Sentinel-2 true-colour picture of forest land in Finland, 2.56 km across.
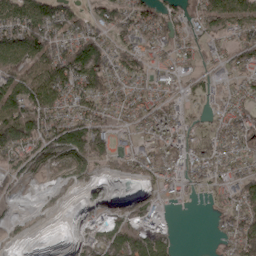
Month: April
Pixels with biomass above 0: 73%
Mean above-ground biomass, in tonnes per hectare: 72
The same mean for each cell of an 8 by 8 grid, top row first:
121 125 53 84 74 53 86 109
117 94 131 74 64 58 45 79
98 134 131 75 55 43 44 58
131 105 78 58 74 65 30 67
129 109 128 78 72 90 77 78
47 29 48 26 57 82 69 66
15 7 21 40 81 15 15 88
14 0 61 118 145 37 3 117
